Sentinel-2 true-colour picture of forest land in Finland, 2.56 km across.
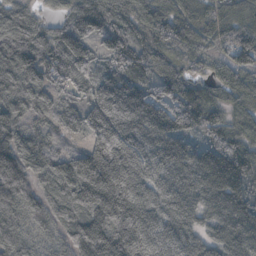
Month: October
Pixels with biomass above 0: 96%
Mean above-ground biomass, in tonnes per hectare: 112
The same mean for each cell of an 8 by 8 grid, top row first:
89 32 125 96 85 89 60 77
152 113 118 102 97 61 56 132
123 92 63 108 83 101 73 96
82 69 72 157 133 160 120 93
104 65 47 187 91 110 97 117
166 91 191 222 103 91 135 148
138 89 126 218 154 102 83 128
125 56 157 197 179 111 75 125
